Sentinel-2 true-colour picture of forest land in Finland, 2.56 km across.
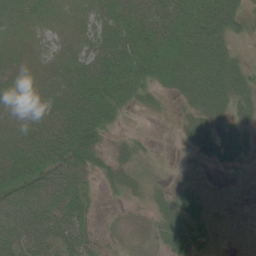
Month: June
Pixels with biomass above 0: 77%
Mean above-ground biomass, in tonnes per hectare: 39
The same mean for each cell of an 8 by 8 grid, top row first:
34 26 27 43 53 66 71 33
29 17 32 66 56 61 65 12
27 37 60 71 44 48 64 37
34 47 94 48 9 11 46 26
47 87 99 16 13 6 39 44
60 73 55 28 23 7 2 4
70 69 55 3 7 35 11 0
58 71 70 9 6 30 15 1
